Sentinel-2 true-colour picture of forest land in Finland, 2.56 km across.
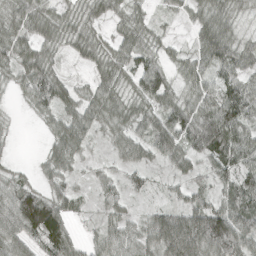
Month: April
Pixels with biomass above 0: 87%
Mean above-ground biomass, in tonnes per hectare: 56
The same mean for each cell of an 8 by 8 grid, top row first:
60 45 33 40 27 25 57 27
66 45 42 41 49 20 76 51
38 83 12 48 79 28 49 61
6 46 54 59 44 75 67 101
8 28 56 32 54 75 92 78
35 39 20 26 30 29 36 71
131 117 23 41 21 55 81 79
83 87 28 55 65 163 156 104
